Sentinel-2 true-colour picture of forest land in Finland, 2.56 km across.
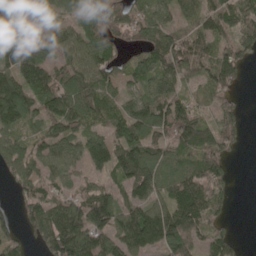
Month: May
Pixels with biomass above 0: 80%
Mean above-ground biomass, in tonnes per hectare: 89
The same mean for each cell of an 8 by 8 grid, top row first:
68 59 52 119 61 46 91 101
162 72 81 66 75 131 75 92
128 104 100 69 76 118 82 60
132 103 107 75 78 128 38 49
76 77 72 92 112 112 105 43
67 63 39 70 164 83 134 0
34 108 123 109 137 153 124 0
51 105 144 117 146 130 73 17
